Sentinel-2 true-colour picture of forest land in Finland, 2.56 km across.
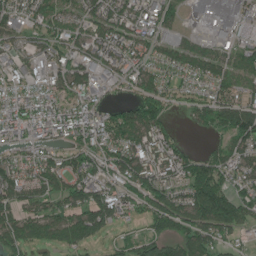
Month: June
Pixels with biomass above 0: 81%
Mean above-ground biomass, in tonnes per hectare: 94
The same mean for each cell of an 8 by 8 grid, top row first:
102 99 77 108 92 97 30 54
58 69 83 123 91 76 55 82
67 85 108 52 92 59 90 79
117 117 113 73 110 28 96 144
82 79 94 117 133 69 21 102
103 122 116 93 141 105 130 88
117 98 122 143 80 140 166 111
120 97 120 42 90 99 112 45
